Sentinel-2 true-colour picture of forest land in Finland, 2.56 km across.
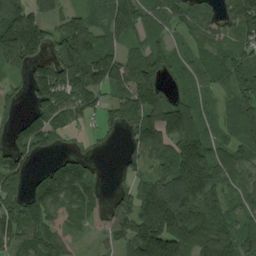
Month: August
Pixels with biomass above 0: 80%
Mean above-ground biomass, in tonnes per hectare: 104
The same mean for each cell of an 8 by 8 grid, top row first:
167 95 82 97 73 71 72 124
245 93 172 73 68 37 49 67
36 163 145 139 142 47 53 86
39 96 93 63 150 160 44 88
77 73 12 12 136 144 115 78
121 73 110 5 72 170 174 74
106 133 95 75 176 183 156 72
87 129 42 58 217 219 183 137
